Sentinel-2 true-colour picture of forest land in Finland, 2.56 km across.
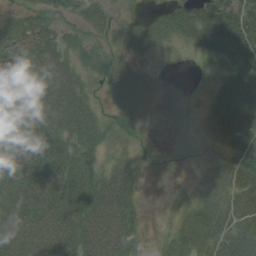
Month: August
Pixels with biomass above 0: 69%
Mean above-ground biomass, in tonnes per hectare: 41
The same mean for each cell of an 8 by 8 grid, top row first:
33 32 27 17 19 40 54 49
66 69 39 27 23 8 23 47
41 84 35 53 21 1 1 33
50 86 58 21 21 5 13 49
68 69 47 18 8 0 9 33
69 80 55 43 11 0 22 50
75 76 63 85 12 7 42 54
84 72 64 83 15 26 46 70
